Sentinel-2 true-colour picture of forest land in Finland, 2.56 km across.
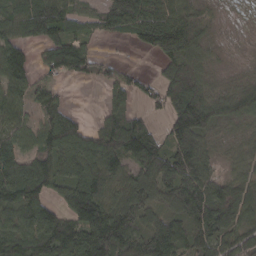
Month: March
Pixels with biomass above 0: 83%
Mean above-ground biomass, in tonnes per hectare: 109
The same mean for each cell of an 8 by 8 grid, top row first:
134 187 80 113 180 126 43 7
92 106 96 3 62 151 61 12
107 47 39 79 36 218 73 39
78 98 19 83 42 172 142 112
81 124 132 169 168 121 62 48
186 165 128 117 132 188 98 61
163 85 150 111 105 96 172 114
128 166 149 167 149 137 142 97
